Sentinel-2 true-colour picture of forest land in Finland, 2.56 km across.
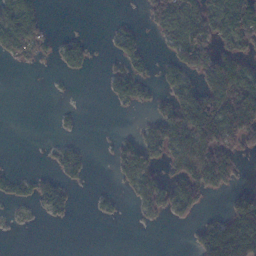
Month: November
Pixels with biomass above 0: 41%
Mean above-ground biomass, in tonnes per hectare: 42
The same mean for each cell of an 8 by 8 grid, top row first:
108 17 0 4 15 81 83 135
74 23 40 23 34 69 68 62
0 2 3 42 39 47 61 82
0 0 8 4 10 82 123 110
0 5 13 15 80 84 130 65
20 28 28 14 113 50 98 25
13 44 4 16 50 73 16 77
1 0 0 0 0 0 79 116
